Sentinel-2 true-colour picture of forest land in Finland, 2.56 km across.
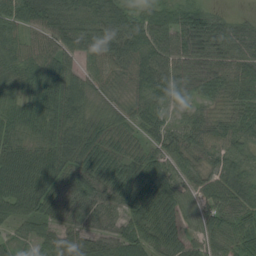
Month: August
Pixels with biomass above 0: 93%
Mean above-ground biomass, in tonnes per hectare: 58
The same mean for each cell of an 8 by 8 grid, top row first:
72 79 55 72 58 66 59 12
55 70 66 72 87 73 74 41
50 81 54 48 76 66 64 50
56 70 55 32 56 22 27 47
49 59 83 53 41 52 48 50
91 76 58 57 67 60 47 64
65 54 46 39 60 58 58 72
28 43 50 57 71 44 54 72
